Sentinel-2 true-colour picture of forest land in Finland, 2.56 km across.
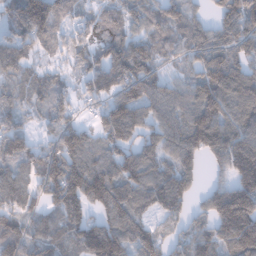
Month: January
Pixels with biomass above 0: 88%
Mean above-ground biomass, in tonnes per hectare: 110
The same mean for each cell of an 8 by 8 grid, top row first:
128 158 54 52 67 80 55 170
104 53 71 110 91 76 128 113
59 62 66 145 140 65 133 139
78 81 40 142 109 113 152 122
123 96 101 98 106 139 138 150
80 150 199 134 125 140 36 132
99 96 126 131 74 100 92 237
157 113 116 164 117 66 86 165
